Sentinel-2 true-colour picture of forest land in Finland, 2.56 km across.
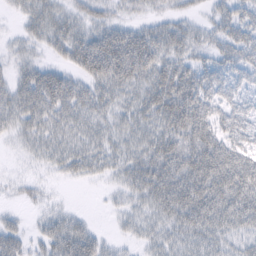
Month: February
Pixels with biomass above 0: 80%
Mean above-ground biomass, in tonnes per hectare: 41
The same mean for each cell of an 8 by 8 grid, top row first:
15 41 30 22 20 22 18 37
18 28 62 86 72 41 28 52
39 69 39 66 45 67 44 32
47 58 40 32 39 73 50 38
16 38 33 30 41 60 69 44
9 10 19 19 57 68 80 89
8 16 5 8 27 63 78 69
39 44 73 12 19 32 44 32
